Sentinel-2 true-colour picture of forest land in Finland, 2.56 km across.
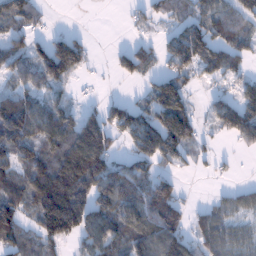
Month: January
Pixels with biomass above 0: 67%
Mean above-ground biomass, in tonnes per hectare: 80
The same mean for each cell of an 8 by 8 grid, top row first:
84 13 0 0 34 49 96 99
75 97 79 15 41 107 109 65
46 101 19 10 43 71 35 45
160 100 61 72 78 122 37 115
130 112 186 30 115 113 19 36
94 160 177 132 77 43 11 7
117 194 146 128 122 99 40 56
92 91 57 96 110 121 85 64
